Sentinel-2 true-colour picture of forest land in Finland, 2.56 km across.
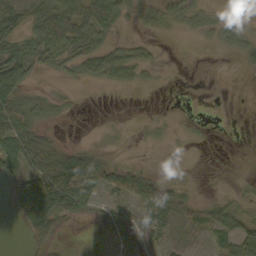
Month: October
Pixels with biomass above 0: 54%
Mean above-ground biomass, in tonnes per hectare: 28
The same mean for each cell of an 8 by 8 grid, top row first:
50 60 41 58 27 49 21 6
41 57 44 31 15 0 4 24
63 5 19 27 13 0 0 0
67 21 2 0 1 1 0 0
59 38 11 4 2 1 2 0
66 104 106 48 41 3 0 3
41 116 53 20 53 41 30 22
0 56 0 11 17 15 22 51
